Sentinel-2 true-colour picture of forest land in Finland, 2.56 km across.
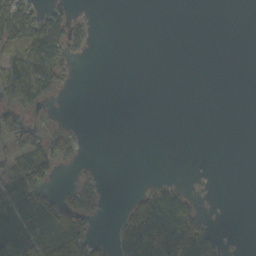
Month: October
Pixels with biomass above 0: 31%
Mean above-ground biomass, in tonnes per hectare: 30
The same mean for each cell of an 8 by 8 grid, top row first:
88 53 9 0 0 0 0 0
88 116 17 0 0 0 0 0
116 86 2 0 0 0 0 0
46 6 0 0 0 0 0 0
38 37 12 0 0 0 0 0
71 50 12 0 2 3 0 0
104 78 45 1 78 108 4 0
132 86 60 26 119 147 70 0
